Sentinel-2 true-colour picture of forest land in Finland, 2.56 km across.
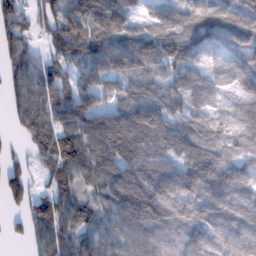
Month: February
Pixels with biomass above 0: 90%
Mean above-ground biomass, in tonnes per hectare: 112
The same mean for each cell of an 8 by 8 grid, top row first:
106 98 162 201 56 85 111 107
117 71 145 165 160 133 87 104
90 112 89 113 95 85 83 102
75 125 156 112 149 76 85 56
23 138 166 197 169 141 118 62
84 75 108 143 163 156 178 77
41 125 102 124 207 160 155 121
20 114 82 80 90 78 93 91
